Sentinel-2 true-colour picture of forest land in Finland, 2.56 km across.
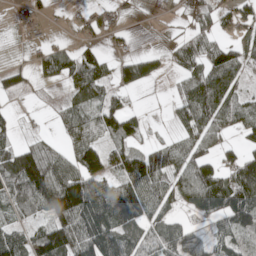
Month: May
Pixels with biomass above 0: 65%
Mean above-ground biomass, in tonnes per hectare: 61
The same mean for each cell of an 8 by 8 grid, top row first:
10 20 19 19 1 15 48 66
1 33 43 13 4 37 79 44
32 27 84 49 52 24 138 63
18 6 62 79 16 36 127 62
57 47 75 64 43 51 61 40
134 126 97 59 108 65 94 86
69 94 145 118 71 30 69 108
87 76 111 126 77 91 37 59
